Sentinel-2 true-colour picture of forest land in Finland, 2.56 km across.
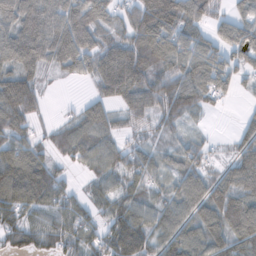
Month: November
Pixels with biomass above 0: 83%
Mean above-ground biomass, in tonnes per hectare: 81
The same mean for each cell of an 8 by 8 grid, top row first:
105 105 108 60 122 139 65 56
113 94 118 87 108 91 74 98
110 21 23 148 92 79 94 44
109 16 46 65 71 66 28 11
80 44 96 58 38 40 28 68
139 98 18 68 68 63 67 148
116 85 61 72 70 90 130 123
62 74 81 104 107 98 125 99
